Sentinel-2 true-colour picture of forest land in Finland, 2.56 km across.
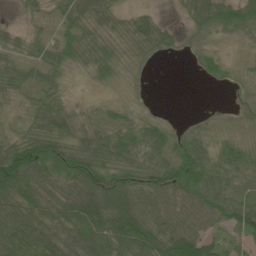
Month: June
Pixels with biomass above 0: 83%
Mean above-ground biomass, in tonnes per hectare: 57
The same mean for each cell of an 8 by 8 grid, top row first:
8 22 59 48 39 11 90 68
39 37 54 48 52 27 33 14
56 41 10 28 12 0 17 31
28 74 24 33 21 1 13 35
65 95 67 74 63 67 51 44
134 87 126 97 77 86 70 42
99 88 118 110 75 67 60 67
102 78 105 82 84 101 57 32
